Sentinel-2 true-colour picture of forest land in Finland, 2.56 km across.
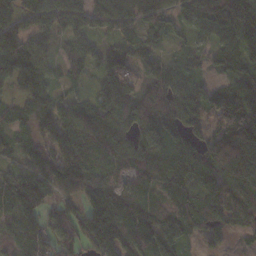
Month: November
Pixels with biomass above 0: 89%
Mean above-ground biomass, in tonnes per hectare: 100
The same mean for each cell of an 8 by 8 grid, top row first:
86 145 114 121 91 70 102 150
135 51 76 81 65 19 58 167
125 86 35 139 67 87 31 110
54 97 103 143 131 129 123 163
70 90 91 127 140 124 81 116
82 136 127 77 100 106 89 94
106 70 108 140 128 99 108 87
63 98 120 156 110 129 47 13
